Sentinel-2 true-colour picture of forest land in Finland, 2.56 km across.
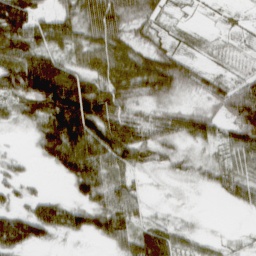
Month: March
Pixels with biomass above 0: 75%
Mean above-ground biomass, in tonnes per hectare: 43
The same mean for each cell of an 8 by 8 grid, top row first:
95 31 64 82 40 7 4 5
63 50 52 67 35 20 8 9
77 125 60 68 76 72 27 30
29 82 118 73 19 35 34 93
1 76 88 77 47 27 27 57
17 5 78 48 9 11 18 40
24 53 45 65 19 3 0 15
82 28 9 42 55 30 8 6
